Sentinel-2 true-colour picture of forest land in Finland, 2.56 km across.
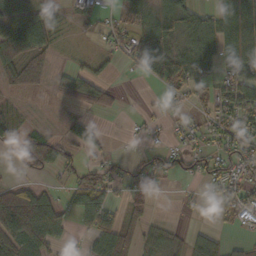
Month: October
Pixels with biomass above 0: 58%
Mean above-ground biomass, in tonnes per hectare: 42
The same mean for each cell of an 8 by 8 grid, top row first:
55 47 23 21 51 57 34 77
75 40 3 26 81 58 64 76
42 24 54 15 21 67 59 62
26 4 16 22 8 24 31 76
45 71 54 8 16 22 27 54
8 18 34 28 35 27 42 62
158 78 54 46 26 6 7 68
81 62 13 71 42 23 37 13
